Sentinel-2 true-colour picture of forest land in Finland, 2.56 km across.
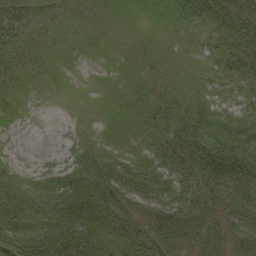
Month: September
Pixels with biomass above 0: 92%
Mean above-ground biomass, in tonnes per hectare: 32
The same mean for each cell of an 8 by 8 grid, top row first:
38 16 12 14 10 24 38 55
30 16 11 9 13 13 17 47
21 10 4 11 18 21 17 31
10 1 4 14 25 37 26 21
2 0 7 18 21 52 76 61
18 12 37 48 38 43 79 81
33 31 54 49 45 75 63 68
38 53 64 44 42 63 55 65
